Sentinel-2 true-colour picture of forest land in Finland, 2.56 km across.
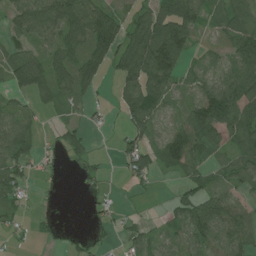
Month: July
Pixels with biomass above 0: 69%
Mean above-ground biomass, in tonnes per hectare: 53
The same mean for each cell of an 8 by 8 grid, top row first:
61 93 113 66 67 153 52 51
40 49 63 101 130 134 17 60
65 75 88 31 110 59 32 84
41 21 18 17 105 20 101 99
77 7 33 8 56 73 71 49
64 13 9 5 55 25 40 56
31 3 0 18 6 37 83 58
10 10 12 11 45 42 76 76
